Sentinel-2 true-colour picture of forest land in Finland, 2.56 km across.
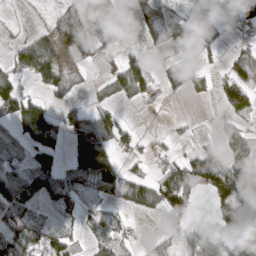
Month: March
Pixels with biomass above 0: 58%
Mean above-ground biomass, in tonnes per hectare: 50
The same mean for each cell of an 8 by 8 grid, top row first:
2 12 78 53 28 18 45 54
33 74 60 37 20 49 23 23
48 77 12 44 63 27 26 52
78 63 43 36 6 2 1 39
43 89 117 84 16 16 13 23
71 110 89 85 44 97 120 83
92 23 30 25 38 72 16 102
99 78 25 43 12 21 99 105
